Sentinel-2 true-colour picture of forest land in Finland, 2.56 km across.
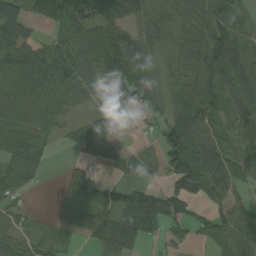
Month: September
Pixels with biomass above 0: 77%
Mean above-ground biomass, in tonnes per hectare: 64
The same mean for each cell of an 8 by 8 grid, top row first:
62 59 96 81 61 74 86 56
71 47 80 108 58 68 106 68
40 62 73 70 82 56 105 97
66 43 26 44 44 81 81 70
82 34 68 75 18 135 88 75
93 14 58 12 30 95 106 63
39 7 40 65 112 68 50 48
46 40 19 75 55 24 41 81
